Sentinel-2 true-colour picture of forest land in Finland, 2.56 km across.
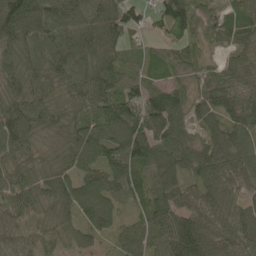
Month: May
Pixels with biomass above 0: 96%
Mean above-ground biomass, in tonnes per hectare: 89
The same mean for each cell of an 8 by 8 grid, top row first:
133 97 83 94 43 108 43 83
86 101 95 70 45 51 36 68
87 81 84 89 85 58 87 90
91 79 58 137 115 95 97 135
91 43 136 151 148 91 91 94
99 84 105 107 79 79 129 115
99 74 122 95 63 95 94 70
75 55 48 49 88 126 100 97
